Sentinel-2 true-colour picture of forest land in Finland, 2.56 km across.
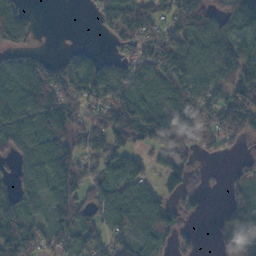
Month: October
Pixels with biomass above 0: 74%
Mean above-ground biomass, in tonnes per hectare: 82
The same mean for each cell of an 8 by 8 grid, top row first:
97 0 0 73 98 82 97 93
63 5 24 17 72 105 94 86
118 122 94 87 100 107 87 113
127 115 66 101 142 172 88 135
112 90 62 90 54 119 60 40
47 112 99 99 68 83 18 44
83 75 100 135 176 63 15 71
116 74 106 75 119 51 2 37
